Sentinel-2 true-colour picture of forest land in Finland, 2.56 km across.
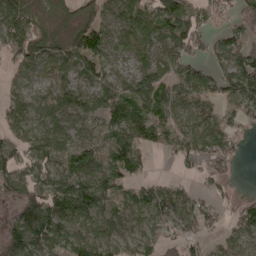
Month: April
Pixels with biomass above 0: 80%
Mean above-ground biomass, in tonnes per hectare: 72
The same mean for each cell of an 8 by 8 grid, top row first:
95 35 52 67 85 103 61 71
82 91 88 77 81 77 49 76
48 64 80 73 82 74 62 114
69 92 97 84 82 95 69 66
71 87 86 79 63 69 94 22
90 89 99 77 36 22 43 6
52 112 116 62 78 95 47 48
116 95 74 57 49 45 39 47
